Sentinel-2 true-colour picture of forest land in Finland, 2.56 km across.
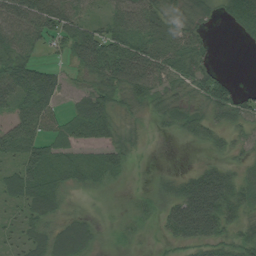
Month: August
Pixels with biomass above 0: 82%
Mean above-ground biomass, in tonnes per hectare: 41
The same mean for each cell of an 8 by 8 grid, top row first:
60 64 35 30 52 46 29 67
60 23 65 58 56 55 25 4
63 50 26 63 71 45 56 5
40 47 39 47 26 43 42 51
45 32 34 50 13 3 27 23
48 55 35 30 2 28 75 33
22 47 12 11 16 58 112 45
22 50 59 13 6 38 62 47
